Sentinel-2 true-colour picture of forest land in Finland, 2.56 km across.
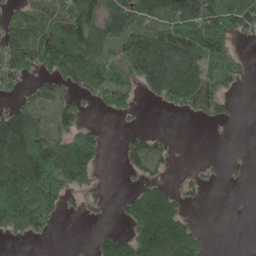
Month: May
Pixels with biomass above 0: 57%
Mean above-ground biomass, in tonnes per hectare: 78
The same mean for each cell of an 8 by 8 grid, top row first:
62 102 144 98 87 148 177 118
134 138 122 81 158 123 133 16
58 49 80 113 109 107 99 46
84 42 49 38 4 22 57 7
175 139 141 1 58 14 0 0
199 179 105 0 45 10 11 5
193 118 26 11 175 107 2 1
22 11 1 86 147 167 25 0
